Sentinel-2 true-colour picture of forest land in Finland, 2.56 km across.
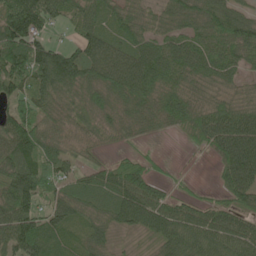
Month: June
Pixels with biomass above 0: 87%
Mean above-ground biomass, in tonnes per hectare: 77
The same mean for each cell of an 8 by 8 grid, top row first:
154 92 72 65 63 71 89 59
149 92 81 83 79 77 87 95
105 110 88 94 103 78 72 48
83 58 73 62 86 93 89 86
116 70 39 31 18 4 64 128
119 103 48 76 74 10 2 106
124 64 71 83 110 73 59 65
115 83 51 36 19 87 84 93
